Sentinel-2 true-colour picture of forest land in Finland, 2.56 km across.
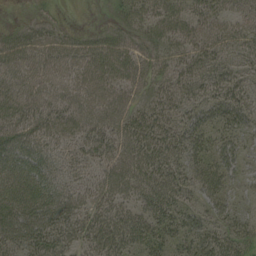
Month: August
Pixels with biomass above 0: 88%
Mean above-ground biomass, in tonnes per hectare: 32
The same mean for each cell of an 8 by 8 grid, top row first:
2 9 0 9 33 34 31 25
35 27 27 40 24 26 35 27
32 27 31 40 33 32 34 31
37 34 33 38 33 30 32 44
42 28 30 35 43 37 31 30
46 37 22 37 40 34 38 22
52 53 31 33 34 35 28 21
40 42 29 42 36 29 34 35
